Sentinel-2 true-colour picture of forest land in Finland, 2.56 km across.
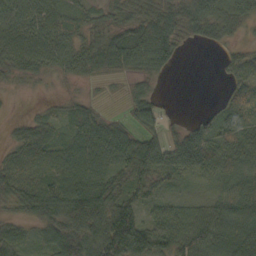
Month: October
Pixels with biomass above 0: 82%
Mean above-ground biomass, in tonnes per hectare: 47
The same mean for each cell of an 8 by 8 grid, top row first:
61 55 35 32 52 62 58 42
63 59 43 73 84 40 17 22
22 15 19 17 29 1 0 38
2 15 41 9 49 5 11 50
40 60 69 86 77 46 51 56
68 64 72 51 62 43 24 35
39 62 77 67 36 38 45 66
52 55 86 88 78 73 80 69
